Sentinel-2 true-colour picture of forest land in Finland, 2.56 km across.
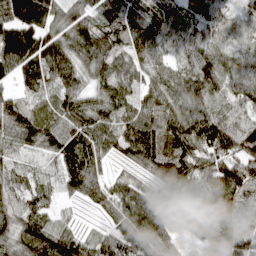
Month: April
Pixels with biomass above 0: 96%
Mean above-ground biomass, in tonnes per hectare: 88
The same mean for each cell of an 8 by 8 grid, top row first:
135 100 84 102 99 78 76 49
144 133 116 120 93 57 77 62
60 78 76 101 56 73 98 77
90 63 112 88 92 100 106 87
74 76 117 76 141 114 120 138
48 32 111 44 54 142 96 154
68 40 26 70 107 62 74 86
108 138 71 86 83 40 62 88
